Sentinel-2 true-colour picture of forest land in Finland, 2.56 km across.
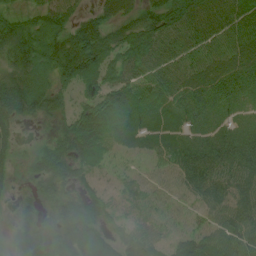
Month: July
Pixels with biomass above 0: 90%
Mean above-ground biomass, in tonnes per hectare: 57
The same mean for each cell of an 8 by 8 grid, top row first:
33 62 40 52 66 87 84 77
66 84 116 78 90 72 63 70
58 63 84 70 72 67 64 70
68 52 54 110 78 54 45 20
29 32 85 45 33 45 51 51
19 65 44 26 26 43 70 57
24 27 67 34 42 36 49 63
37 34 73 51 53 47 58 67
